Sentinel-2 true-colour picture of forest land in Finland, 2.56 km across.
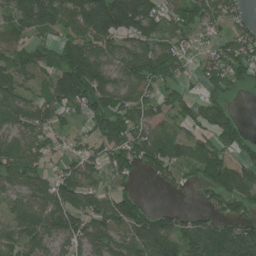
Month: July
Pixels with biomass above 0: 79%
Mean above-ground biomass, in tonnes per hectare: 89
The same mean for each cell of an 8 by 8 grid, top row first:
86 119 135 160 142 98 86 41
64 65 144 95 105 96 52 104
77 69 175 91 116 73 86 69
105 90 54 108 84 71 89 17
80 61 47 85 110 75 83 86
96 67 106 70 35 54 87 111
66 105 115 105 49 33 56 75
75 71 89 75 110 130 155 142
